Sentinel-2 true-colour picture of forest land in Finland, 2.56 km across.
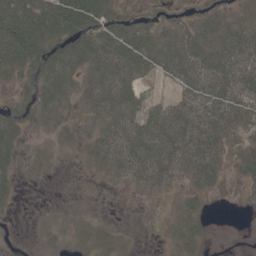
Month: May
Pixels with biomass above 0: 66%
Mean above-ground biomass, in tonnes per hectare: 27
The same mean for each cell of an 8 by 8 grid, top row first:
54 52 64 21 15 15 25 20
63 38 49 55 38 44 44 52
22 45 38 63 21 34 54 53
13 28 21 49 35 42 47 46
25 6 16 53 60 47 43 36
14 2 2 21 42 21 33 16
4 1 0 0 0 8 4 2
3 3 6 9 0 14 7 3
